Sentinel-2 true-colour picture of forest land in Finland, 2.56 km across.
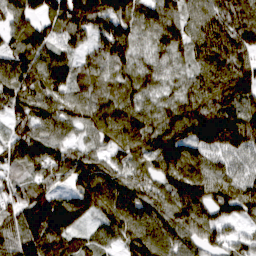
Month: March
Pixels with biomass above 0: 95%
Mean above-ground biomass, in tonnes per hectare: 94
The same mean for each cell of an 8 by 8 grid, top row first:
93 104 164 146 88 83 104 97
78 98 58 141 55 84 117 103
109 122 86 85 77 47 116 126
72 85 86 95 84 87 121 105
78 89 49 83 96 128 103 108
62 77 102 85 74 133 110 64
87 120 80 108 101 112 104 111
110 112 48 58 108 85 76 48
